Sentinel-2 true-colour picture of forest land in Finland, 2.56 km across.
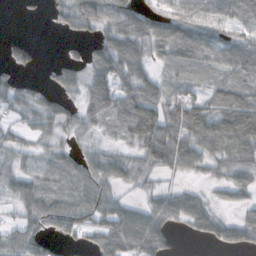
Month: October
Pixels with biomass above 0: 74%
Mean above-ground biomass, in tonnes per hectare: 47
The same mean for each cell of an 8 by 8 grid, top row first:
2 10 71 58 52 52 46 46
31 0 14 80 65 86 71 64
23 18 47 103 64 34 22 33
35 51 45 78 99 43 23 47
35 28 24 19 75 87 66 76
37 30 51 54 39 27 26 47
35 62 66 61 39 71 43 32
57 37 28 71 81 14 31 55
